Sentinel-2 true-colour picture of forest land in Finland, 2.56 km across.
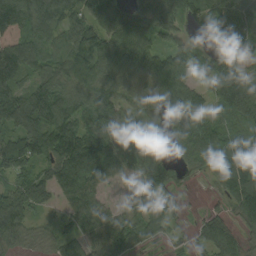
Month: September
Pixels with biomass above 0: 88%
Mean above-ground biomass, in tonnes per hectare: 89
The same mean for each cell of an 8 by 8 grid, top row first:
112 107 71 97 100 85 65 95
79 71 89 125 80 63 51 60
99 87 105 77 90 134 91 143
115 138 91 92 68 86 62 116
92 125 164 127 133 43 144 108
88 79 168 93 114 37 51 154
104 44 88 42 107 44 18 81
70 38 73 117 56 17 89 65
